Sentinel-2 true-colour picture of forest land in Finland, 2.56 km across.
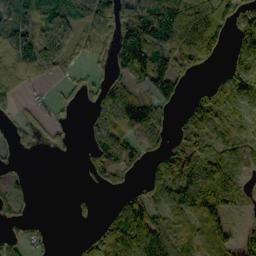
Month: October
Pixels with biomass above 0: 64%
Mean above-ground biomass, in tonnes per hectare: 74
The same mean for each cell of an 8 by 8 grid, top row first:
113 111 101 146 132 158 124 108
128 188 55 88 160 128 117 106
62 33 30 56 77 82 29 103
44 26 19 99 96 33 119 75
31 25 10 101 62 48 98 112
19 0 9 56 33 137 113 74
27 0 15 33 73 81 97 33
47 19 21 100 127 80 77 45
